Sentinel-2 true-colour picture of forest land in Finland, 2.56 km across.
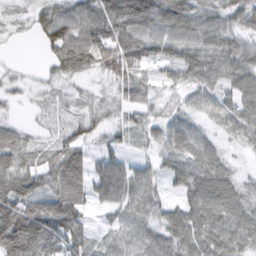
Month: February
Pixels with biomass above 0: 88%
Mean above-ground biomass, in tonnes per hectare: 62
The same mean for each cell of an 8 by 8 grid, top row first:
21 53 69 75 85 112 66 65
4 23 73 44 66 79 77 69
19 22 30 38 39 51 67 81
8 16 30 33 41 35 39 83
78 34 59 27 31 75 50 32
104 72 85 110 60 65 91 29
113 96 63 60 75 55 101 72
142 111 85 50 66 78 90 74
